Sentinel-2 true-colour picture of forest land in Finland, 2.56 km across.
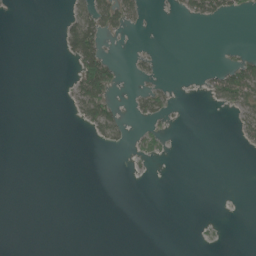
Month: June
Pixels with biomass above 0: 13%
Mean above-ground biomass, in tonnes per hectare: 9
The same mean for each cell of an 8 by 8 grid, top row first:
1 0 35 44 13 4 39 12
0 0 87 3 3 0 0 2
0 0 50 45 8 2 16 70
0 0 25 43 24 5 1 28
0 0 0 16 14 1 0 8
0 0 0 0 2 0 0 0
0 0 0 0 0 0 0 0
0 0 0 0 0 0 2 0
